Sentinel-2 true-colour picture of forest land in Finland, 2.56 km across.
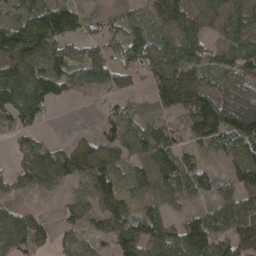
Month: April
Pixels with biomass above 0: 81%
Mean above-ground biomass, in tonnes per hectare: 84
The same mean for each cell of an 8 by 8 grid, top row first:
71 122 67 51 47 141 110 95
179 124 38 63 83 102 71 92
137 128 68 67 41 154 75 97
135 44 1 40 30 75 198 200
32 34 44 81 111 82 75 91
37 86 81 92 89 120 51 94
39 5 81 97 46 33 48 108
95 44 39 81 123 109 141 107
